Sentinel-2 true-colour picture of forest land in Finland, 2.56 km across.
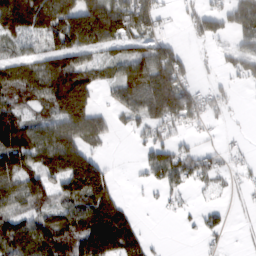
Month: February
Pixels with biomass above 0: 66%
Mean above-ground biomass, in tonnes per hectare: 79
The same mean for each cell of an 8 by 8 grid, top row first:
184 148 155 146 120 16 78 72
46 85 132 59 78 47 17 59
108 140 138 58 120 112 16 26
89 66 137 44 100 141 42 7
141 128 97 16 42 56 24 14
124 93 189 44 27 87 48 21
86 78 122 141 7 23 31 7
123 129 127 183 62 0 24 3
